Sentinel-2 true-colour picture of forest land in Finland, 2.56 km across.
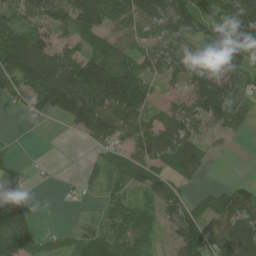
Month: July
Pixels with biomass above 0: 71%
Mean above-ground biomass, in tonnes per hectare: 72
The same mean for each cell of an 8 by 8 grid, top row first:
37 81 99 80 114 135 99 137
112 84 50 73 64 71 50 139
97 139 154 193 92 59 122 86
18 56 144 124 75 69 131 81
7 0 9 59 86 102 37 5
6 7 29 44 70 51 10 7
93 0 5 55 35 75 47 114
117 19 55 61 37 87 104 130
